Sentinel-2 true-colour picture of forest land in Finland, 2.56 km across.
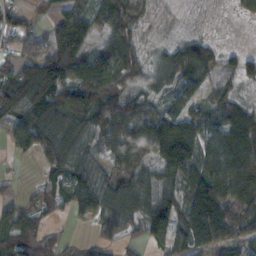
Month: November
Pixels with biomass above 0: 81%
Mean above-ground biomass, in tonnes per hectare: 80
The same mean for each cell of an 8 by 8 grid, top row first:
63 36 92 88 42 3 2 15
41 85 118 87 41 55 52 26
124 157 103 101 65 74 50 57
117 150 130 97 71 85 63 72
55 94 91 66 86 211 89 115
10 42 91 97 92 119 109 126
61 48 59 102 108 111 152 100
99 59 14 37 58 79 114 69
